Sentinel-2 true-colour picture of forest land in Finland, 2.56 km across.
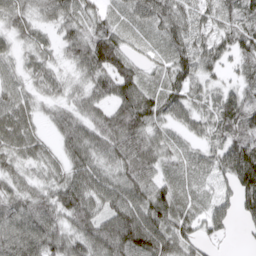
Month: March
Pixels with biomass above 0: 91%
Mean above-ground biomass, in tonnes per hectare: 59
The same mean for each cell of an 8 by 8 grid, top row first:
50 40 53 28 50 64 37 60
29 32 68 112 21 50 60 67
41 48 37 102 45 60 37 41
64 22 52 64 92 62 48 98
57 28 48 69 80 25 41 87
42 40 71 60 75 30 25 112
64 72 87 70 87 58 47 66
94 86 68 106 111 74 35 9
